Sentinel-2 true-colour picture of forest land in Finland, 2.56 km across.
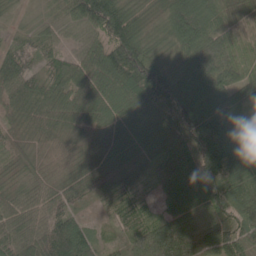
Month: May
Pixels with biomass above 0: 96%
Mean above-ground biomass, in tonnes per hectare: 74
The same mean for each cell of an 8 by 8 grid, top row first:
22 46 93 127 40 105 75 65
50 42 56 106 86 64 108 60
95 54 88 103 124 97 112 73
59 80 68 65 70 108 128 65
55 54 37 55 73 74 106 108
42 47 46 60 32 89 94 99
68 73 24 27 36 72 71 90
82 117 93 22 79 131 84 95
